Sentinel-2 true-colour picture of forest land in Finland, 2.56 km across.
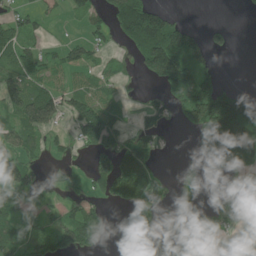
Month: June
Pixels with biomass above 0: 51%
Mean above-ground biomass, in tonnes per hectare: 78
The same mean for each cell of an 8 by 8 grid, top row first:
55 30 42 117 213 33 0 3
97 29 68 33 182 200 95 1
106 60 39 32 32 162 96 3
92 143 95 52 64 64 250 229
72 37 56 82 70 6 153 260
131 30 37 142 121 37 33 36
106 34 77 26 61 44 27 17
137 104 117 14 70 94 54 22
